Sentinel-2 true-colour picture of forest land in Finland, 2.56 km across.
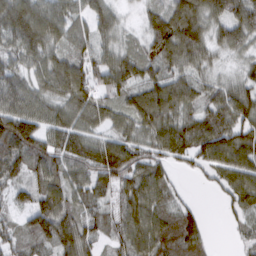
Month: March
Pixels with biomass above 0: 90%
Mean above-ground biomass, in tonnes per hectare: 78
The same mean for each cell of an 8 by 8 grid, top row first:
122 96 58 57 26 95 88 93
76 92 61 58 43 111 71 56
74 90 107 90 77 77 52 56
108 73 83 58 102 87 86 99
135 83 91 86 73 107 119 101
80 90 65 108 89 27 36 93
46 105 71 51 92 69 6 66
68 93 115 51 90 119 42 28
